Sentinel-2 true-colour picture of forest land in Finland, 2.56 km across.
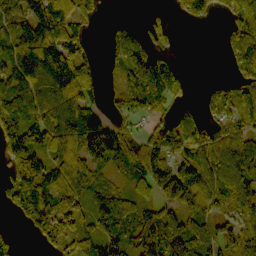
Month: October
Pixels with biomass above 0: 73%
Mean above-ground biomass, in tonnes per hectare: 81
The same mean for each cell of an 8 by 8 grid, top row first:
134 180 73 9 18 18 38 80
82 141 63 71 122 22 0 109
98 145 99 16 166 90 10 66
86 94 118 30 52 44 45 74
117 98 127 156 105 105 110 78
98 100 78 37 108 123 75 92
58 109 59 94 51 66 61 82
27 56 65 72 150 105 69 88
